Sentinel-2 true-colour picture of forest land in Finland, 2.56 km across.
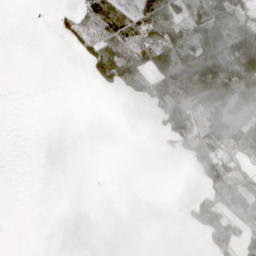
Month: April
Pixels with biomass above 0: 37%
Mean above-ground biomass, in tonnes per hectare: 36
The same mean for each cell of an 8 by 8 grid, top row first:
0 2 65 106 85 47 68 37
0 0 37 92 63 85 89 104
0 0 0 61 61 133 153 126
0 0 0 0 6 120 122 96
0 0 0 0 0 35 100 63
0 0 0 0 0 0 77 59
0 0 0 0 0 2 78 48
0 0 0 0 0 0 39 56
